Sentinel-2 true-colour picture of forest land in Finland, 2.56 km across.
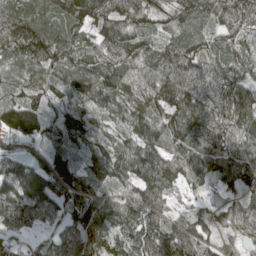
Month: May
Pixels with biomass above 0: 96%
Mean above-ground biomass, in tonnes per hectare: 100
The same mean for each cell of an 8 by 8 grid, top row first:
113 104 139 104 88 84 85 88
127 141 108 95 85 109 94 74
70 82 98 115 76 113 84 84
137 83 95 80 91 160 98 135
62 92 68 73 127 117 121 83
153 169 102 86 106 91 88 95
120 107 144 117 116 39 64 72
52 53 130 102 125 145 65 49
